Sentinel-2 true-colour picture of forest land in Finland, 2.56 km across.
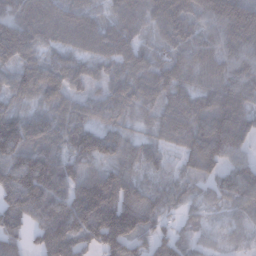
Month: December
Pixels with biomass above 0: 93%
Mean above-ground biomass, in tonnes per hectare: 92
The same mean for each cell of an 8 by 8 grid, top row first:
85 92 86 55 74 102 87 140
125 56 70 88 54 71 71 90
85 102 65 70 87 83 75 78
80 73 69 70 52 97 137 115
157 97 109 88 50 64 161 98
142 144 77 104 56 40 67 107
122 126 166 198 126 44 41 65
66 142 129 183 68 76 36 41
